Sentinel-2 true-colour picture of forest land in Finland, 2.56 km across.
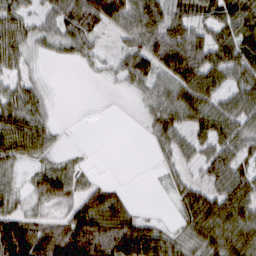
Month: March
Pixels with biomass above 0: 73%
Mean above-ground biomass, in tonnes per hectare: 48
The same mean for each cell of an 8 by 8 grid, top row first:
56 34 93 87 96 52 52 80
51 19 43 19 60 78 68 65
34 7 2 14 53 48 73 52
73 26 0 0 18 58 60 57
75 37 2 0 2 42 45 47
21 67 33 1 0 24 39 54
35 27 72 68 4 17 66 70
140 93 112 104 88 37 55 67
